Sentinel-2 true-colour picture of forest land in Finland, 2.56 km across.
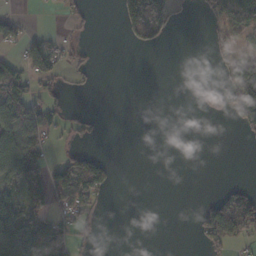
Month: November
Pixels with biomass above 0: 32%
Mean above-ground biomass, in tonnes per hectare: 39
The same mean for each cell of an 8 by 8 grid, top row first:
24 2 21 5 214 50 33 112
27 56 19 0 36 0 18 46
75 43 19 0 0 0 0 134
82 55 18 0 0 0 33 95
83 26 18 0 0 0 0 5
91 101 136 33 0 0 0 0
97 100 93 3 0 0 55 124
112 117 32 0 0 0 47 34
